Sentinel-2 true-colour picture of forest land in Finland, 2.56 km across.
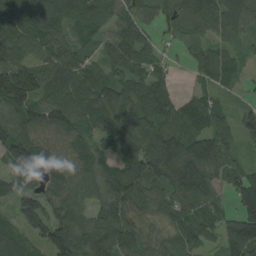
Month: August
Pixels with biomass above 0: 90%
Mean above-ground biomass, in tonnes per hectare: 101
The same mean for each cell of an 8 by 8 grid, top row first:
107 112 78 74 62 81 113 98
109 97 70 75 69 18 56 39
188 109 113 93 92 27 49 32
117 132 120 110 110 100 93 62
163 140 105 85 113 154 147 56
99 129 123 95 128 165 133 94
81 116 87 120 84 101 73 116
78 128 130 181 104 94 55 148
